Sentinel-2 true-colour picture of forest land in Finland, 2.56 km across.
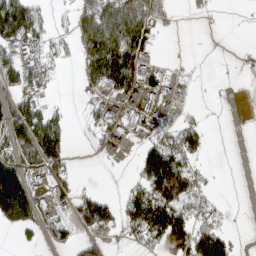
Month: March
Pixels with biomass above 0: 49%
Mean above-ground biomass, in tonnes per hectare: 65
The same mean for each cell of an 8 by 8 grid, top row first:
180 27 72 142 134 20 10 1
105 55 70 177 99 1 0 5
88 29 31 145 108 35 1 6
106 64 11 76 103 53 3 1
81 177 4 70 53 81 28 0
144 63 17 1 92 155 21 0
206 64 95 54 138 115 47 1
15 38 46 30 73 152 134 13
